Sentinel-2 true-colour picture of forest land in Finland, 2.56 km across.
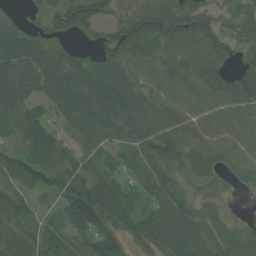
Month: July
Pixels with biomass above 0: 88%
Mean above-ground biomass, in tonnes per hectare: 71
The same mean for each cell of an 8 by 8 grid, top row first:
16 46 95 49 90 99 66 48
85 66 33 72 77 87 98 46
93 93 94 104 58 69 84 58
86 47 98 105 94 61 60 58
48 102 45 52 77 73 70 60
84 88 77 66 77 53 53 49
70 31 154 86 49 91 32 2
83 64 71 82 78 96 65 45
